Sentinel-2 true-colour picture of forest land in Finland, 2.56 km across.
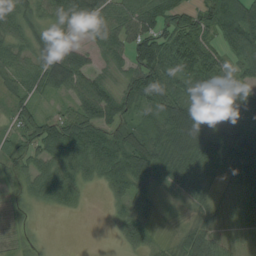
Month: August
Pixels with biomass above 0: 86%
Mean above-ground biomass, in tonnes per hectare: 54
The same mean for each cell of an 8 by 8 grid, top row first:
75 46 67 65 74 74 65 98
44 61 30 53 93 89 62 73
48 64 60 32 82 66 83 40
43 21 64 69 39 85 68 61
29 75 81 80 78 86 112 82
37 58 43 56 69 49 48 48
17 17 13 16 33 10 38 50
24 2 0 5 48 32 66 31
